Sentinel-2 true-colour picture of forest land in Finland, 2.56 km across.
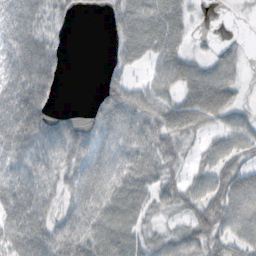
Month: October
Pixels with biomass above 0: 78%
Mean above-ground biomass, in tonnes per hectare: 50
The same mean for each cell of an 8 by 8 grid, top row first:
75 53 13 35 74 55 3 4
69 67 0 19 66 50 13 18
74 66 0 34 19 52 65 27
97 44 9 60 60 64 72 31
76 58 63 49 54 46 26 44
58 49 56 70 53 30 47 72
84 51 57 68 43 43 68 71
54 62 66 70 36 45 65 53
